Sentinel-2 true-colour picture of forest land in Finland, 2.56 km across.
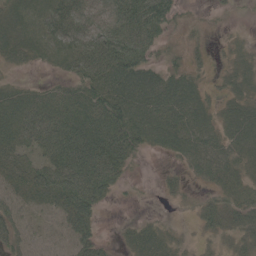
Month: May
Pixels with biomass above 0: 78%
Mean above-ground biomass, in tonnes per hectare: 37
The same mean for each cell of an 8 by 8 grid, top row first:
29 39 42 38 67 27 9 5
30 22 43 55 45 18 15 19
12 8 40 60 63 50 16 31
51 48 51 65 62 59 33 44
46 59 81 69 34 50 42 48
34 55 79 48 3 15 38 37
33 21 66 7 2 10 34 48
37 18 44 7 38 24 22 39
